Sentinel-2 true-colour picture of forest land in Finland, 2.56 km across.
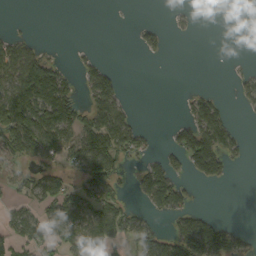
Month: September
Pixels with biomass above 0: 41%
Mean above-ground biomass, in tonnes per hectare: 48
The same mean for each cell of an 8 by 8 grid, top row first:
1 0 0 0 1 9 0 0
65 10 6 0 32 0 0 0
95 142 40 58 0 0 0 25
155 147 65 111 1 3 84 8
106 104 93 112 34 52 121 31
38 60 56 67 62 57 56 0
24 69 98 88 29 66 9 0
47 41 88 80 71 85 120 35
